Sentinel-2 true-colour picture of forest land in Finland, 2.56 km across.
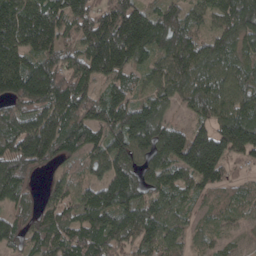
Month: April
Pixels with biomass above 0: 93%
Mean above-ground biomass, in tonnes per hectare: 121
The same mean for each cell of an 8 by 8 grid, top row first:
189 160 122 155 138 103 76 150
159 145 108 237 154 148 92 98
201 185 137 96 63 132 114 94
91 139 134 149 126 49 116 130
148 163 116 120 138 190 202 190
150 41 53 144 120 116 146 36
87 85 103 154 122 86 40 59
84 119 123 154 111 65 44 26
